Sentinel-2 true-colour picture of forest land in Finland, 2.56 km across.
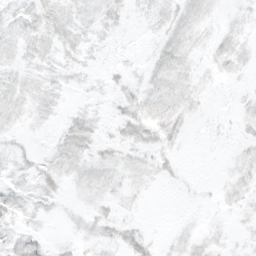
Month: March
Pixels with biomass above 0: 64%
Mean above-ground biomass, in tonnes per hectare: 7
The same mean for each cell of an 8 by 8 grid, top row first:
9 17 10 10 5 11 6 5
9 10 10 4 2 11 6 9
9 9 5 5 6 10 4 3
11 7 7 6 13 13 2 4
5 3 16 8 10 5 1 4
8 16 10 9 7 4 0 7
11 6 4 7 2 0 2 6
12 5 6 9 12 5 6 2
